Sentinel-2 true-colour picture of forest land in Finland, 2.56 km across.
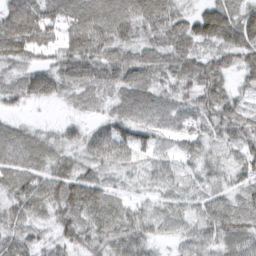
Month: March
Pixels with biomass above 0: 92%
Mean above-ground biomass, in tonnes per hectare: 68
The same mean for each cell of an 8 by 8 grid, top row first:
97 87 96 108 85 71 112 88
104 66 102 85 66 86 60 107
58 96 84 80 75 75 79 34
21 2 28 44 75 66 70 46
80 63 54 101 56 42 47 58
93 88 83 34 36 38 43 40
68 67 96 68 37 53 69 56
77 44 69 80 68 34 64 66
